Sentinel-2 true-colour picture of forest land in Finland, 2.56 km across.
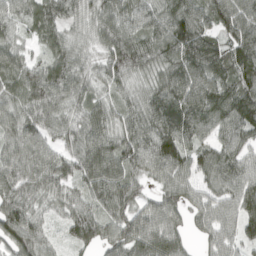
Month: April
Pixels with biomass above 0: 94%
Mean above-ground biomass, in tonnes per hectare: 90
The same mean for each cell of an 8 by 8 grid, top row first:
70 93 69 89 88 106 97 103
65 57 66 109 102 114 97 104
90 114 75 77 70 113 113 102
85 99 68 75 99 135 121 132
84 73 82 97 104 139 71 84
99 99 92 111 62 95 72 98
111 57 80 103 69 78 87 107
106 50 80 76 107 78 56 78
